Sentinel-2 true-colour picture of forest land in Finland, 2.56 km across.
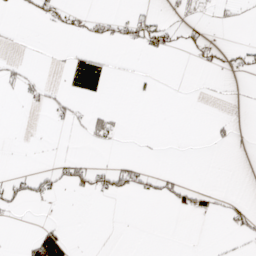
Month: April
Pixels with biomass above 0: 12%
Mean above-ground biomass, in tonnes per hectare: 7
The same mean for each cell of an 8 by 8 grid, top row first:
2 17 9 11 18 6 5 4
1 1 5 4 12 11 19 13
12 4 24 4 5 0 1 2
0 9 8 11 0 0 0 1
0 0 2 6 1 0 3 3
15 21 25 37 20 10 0 0
15 1 0 0 0 13 14 17
1 50 1 0 0 0 1 6
